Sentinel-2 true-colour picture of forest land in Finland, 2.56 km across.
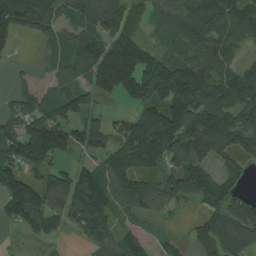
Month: August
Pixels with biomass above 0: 79%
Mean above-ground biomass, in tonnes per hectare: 99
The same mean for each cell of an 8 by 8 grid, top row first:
146 98 89 103 54 90 121 104
30 32 113 150 116 64 107 50
39 95 55 172 188 165 113 118
65 100 80 31 88 165 145 111
132 187 95 89 225 152 140 104
115 88 102 112 83 100 98 61
143 115 152 108 67 34 72 106
8 47 36 90 62 29 102 113
